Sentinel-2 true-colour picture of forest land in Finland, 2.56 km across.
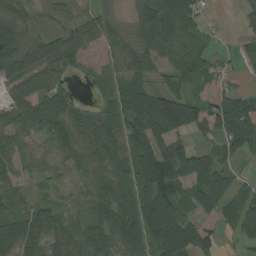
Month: August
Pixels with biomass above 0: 82%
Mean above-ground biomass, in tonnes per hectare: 60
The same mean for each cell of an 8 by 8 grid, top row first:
62 18 27 29 61 81 15 15
103 86 70 43 61 76 28 19
85 79 13 32 38 52 38 13
53 72 53 40 97 148 78 92
42 27 73 71 74 79 30 80
42 37 30 82 95 92 90 30
47 53 36 92 98 70 67 84
84 56 70 78 75 103 60 42
